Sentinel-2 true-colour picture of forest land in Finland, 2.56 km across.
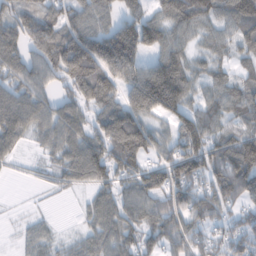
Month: February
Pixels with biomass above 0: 80%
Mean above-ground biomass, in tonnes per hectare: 78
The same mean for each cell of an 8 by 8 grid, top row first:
99 92 63 56 70 87 71 98
92 132 106 131 103 69 42 57
72 82 137 103 160 132 57 50
106 73 84 101 110 94 71 79
59 44 99 141 117 78 96 104
6 23 67 81 91 102 85 117
1 3 13 87 92 82 82 46
11 39 28 65 67 75 53 66
